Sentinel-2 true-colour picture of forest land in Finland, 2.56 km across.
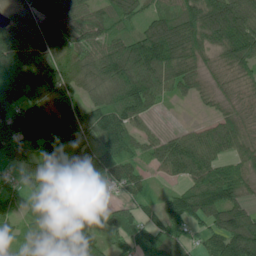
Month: June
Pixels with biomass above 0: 89%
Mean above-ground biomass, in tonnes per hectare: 95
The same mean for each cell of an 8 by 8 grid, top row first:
47 98 93 94 58 107 139 126
143 102 94 100 145 130 75 133
167 131 97 124 155 98 46 64
143 144 96 138 83 3 23 42
128 128 101 144 61 74 95 69
47 72 87 70 46 46 111 83
51 77 108 54 56 97 132 86
59 126 140 54 116 95 71 169
